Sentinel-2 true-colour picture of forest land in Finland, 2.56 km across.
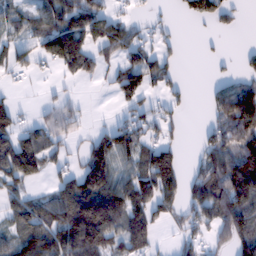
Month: February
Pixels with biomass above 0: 59%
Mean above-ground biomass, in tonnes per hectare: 74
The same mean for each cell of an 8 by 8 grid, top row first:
58 99 118 63 14 15 59 15
69 108 133 93 60 22 5 7
17 9 55 38 88 30 10 45
50 42 31 9 40 28 38 154
105 66 29 107 76 41 69 112
106 42 86 96 109 110 110 163
91 103 192 171 115 67 115 121
72 108 184 100 97 21 40 96
